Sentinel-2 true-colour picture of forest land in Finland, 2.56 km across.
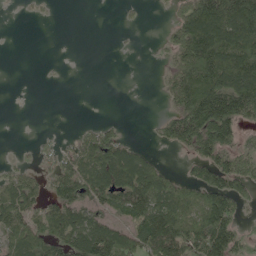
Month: May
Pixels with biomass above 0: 54%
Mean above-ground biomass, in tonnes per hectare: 65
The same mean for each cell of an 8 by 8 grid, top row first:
1 3 0 0 4 45 173 175
0 0 0 1 1 71 193 154
0 1 0 0 1 81 137 155
0 0 0 0 0 69 174 138
3 11 44 81 14 55 107 63
51 38 94 119 129 26 78 88
110 64 88 66 129 92 105 43
88 97 110 125 102 133 148 59
